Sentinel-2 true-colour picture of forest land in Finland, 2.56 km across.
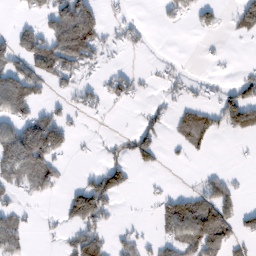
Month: February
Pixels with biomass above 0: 38%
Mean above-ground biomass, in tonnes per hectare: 42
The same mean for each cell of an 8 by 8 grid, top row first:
10 59 120 9 3 24 27 51
63 93 117 21 10 1 4 0
112 53 31 32 9 18 13 28
77 38 23 7 18 27 44 97
131 175 4 16 58 19 27 3
58 67 11 98 8 0 19 6
27 2 124 31 4 87 91 37
53 5 56 24 17 58 109 31
